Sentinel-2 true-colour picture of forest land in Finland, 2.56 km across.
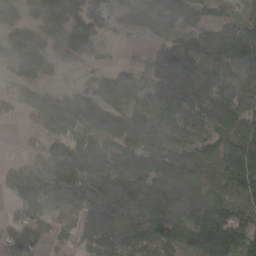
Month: April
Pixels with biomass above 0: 83%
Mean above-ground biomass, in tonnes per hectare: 94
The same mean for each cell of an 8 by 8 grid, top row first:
67 120 110 61 82 98 47 54
83 86 98 20 24 132 103 138
64 43 35 69 59 220 134 78
39 136 122 107 79 101 116 106
9 59 73 124 122 80 81 133
73 91 94 102 131 151 69 133
49 65 95 121 147 123 107 88
99 61 94 163 97 97 142 94
